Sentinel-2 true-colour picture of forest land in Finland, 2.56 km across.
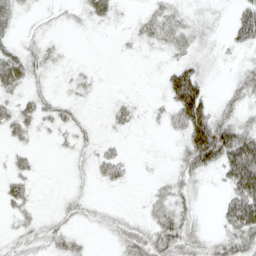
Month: April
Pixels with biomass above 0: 57%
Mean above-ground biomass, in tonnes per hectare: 23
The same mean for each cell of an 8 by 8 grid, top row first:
17 7 10 15 17 26 6 40
16 16 0 1 9 24 11 22
27 9 11 1 1 55 16 29
27 19 11 16 5 45 53 28
12 2 14 12 1 10 110 91
22 0 6 26 2 26 15 95
21 3 16 9 10 35 3 87
18 21 10 11 41 55 20 54
